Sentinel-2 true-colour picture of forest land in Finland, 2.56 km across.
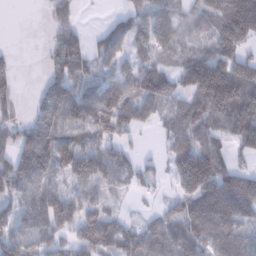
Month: February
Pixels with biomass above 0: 78%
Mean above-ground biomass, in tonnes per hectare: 77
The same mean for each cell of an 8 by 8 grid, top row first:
0 34 32 21 71 68 105 187
6 33 77 66 57 63 60 90
33 57 65 65 84 55 172 115
28 119 132 112 61 59 114 122
100 132 76 58 8 41 53 63
147 107 96 75 42 75 158 79
82 120 79 30 10 46 121 118
95 82 68 87 86 83 88 80
